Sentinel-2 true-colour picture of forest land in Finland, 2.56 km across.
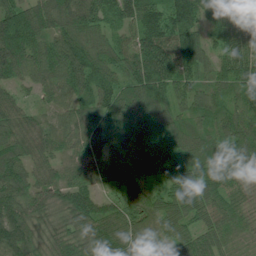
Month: July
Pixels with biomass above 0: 98%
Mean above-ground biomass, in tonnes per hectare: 88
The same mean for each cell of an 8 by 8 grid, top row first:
129 96 111 76 114 108 63 49
160 67 84 84 129 120 71 71
72 68 112 85 150 121 64 112
63 44 90 116 92 64 88 94
73 59 67 73 115 107 74 113
105 60 52 82 77 99 84 69
112 90 122 64 100 92 81 57
112 66 80 110 86 65 73 48
